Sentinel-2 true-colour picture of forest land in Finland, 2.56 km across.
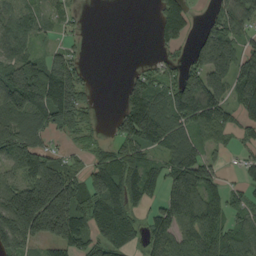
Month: September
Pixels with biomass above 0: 73%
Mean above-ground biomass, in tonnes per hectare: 87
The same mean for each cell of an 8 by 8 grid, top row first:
64 42 13 0 0 83 25 93
75 32 17 0 0 39 131 93
147 164 73 0 70 68 127 140
145 143 82 13 170 115 131 81
139 56 24 33 100 99 52 35
57 168 58 142 111 121 91 26
211 254 108 147 44 152 117 56
135 96 84 117 58 91 113 92
